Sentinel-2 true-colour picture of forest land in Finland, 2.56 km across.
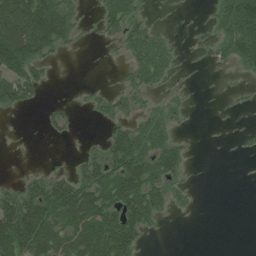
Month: July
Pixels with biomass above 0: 48%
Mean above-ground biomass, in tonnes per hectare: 49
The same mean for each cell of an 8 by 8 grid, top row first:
152 144 23 66 29 4 12 147
151 71 9 11 73 18 13 97
85 18 1 5 51 20 1 7
21 15 5 35 33 28 0 6
1 3 5 64 93 50 1 5
5 34 51 91 128 43 0 0
107 103 141 88 122 22 0 0
148 146 133 156 32 0 0 0
